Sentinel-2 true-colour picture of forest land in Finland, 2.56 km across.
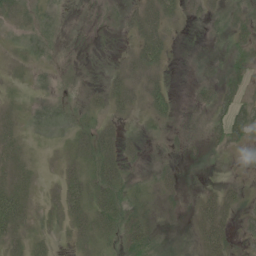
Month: June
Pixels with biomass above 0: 61%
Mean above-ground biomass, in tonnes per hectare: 17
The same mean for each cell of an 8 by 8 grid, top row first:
21 11 0 1 42 20 15 20
10 12 0 1 51 7 4 20
8 7 4 19 34 2 12 17
12 22 13 21 20 12 10 29
19 6 23 29 8 5 10 13
24 4 26 45 8 10 2 6
46 9 31 45 22 9 31 22
27 10 18 15 36 3 37 10
